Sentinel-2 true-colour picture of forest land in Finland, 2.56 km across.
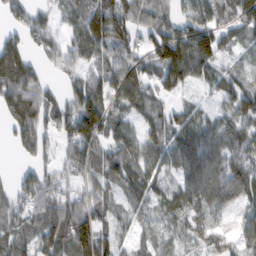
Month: February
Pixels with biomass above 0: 82%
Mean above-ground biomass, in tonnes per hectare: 85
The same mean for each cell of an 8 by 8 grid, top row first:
64 51 106 131 89 94 86 100
101 63 92 105 69 138 124 30
152 41 76 96 92 96 58 51
152 104 163 87 67 59 39 101
60 65 118 85 82 85 104 80
40 69 63 84 83 45 125 111
65 94 112 65 39 82 97 70
102 101 166 80 34 41 63 60
